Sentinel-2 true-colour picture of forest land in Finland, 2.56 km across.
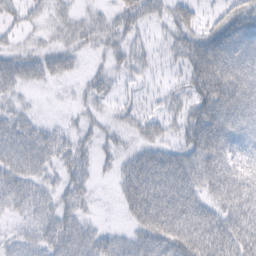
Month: February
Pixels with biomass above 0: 73%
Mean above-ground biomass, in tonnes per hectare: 42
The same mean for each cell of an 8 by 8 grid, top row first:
33 29 20 23 31 40 21 52
27 25 24 24 21 39 64 66
54 30 11 22 13 15 78 68
33 2 13 16 22 26 67 63
70 50 24 16 30 34 76 37
64 28 33 11 74 83 62 58
36 41 32 2 71 82 54 65
33 58 61 38 53 86 78 66
